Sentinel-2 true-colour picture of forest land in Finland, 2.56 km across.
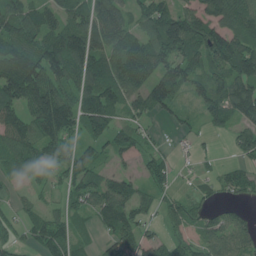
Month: July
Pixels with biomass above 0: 78%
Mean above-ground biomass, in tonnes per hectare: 79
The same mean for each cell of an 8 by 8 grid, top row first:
94 79 91 100 60 94 101 116
100 120 154 115 104 103 122 127
156 127 96 111 92 108 88 108
98 190 120 99 68 45 78 103
96 95 62 61 42 19 10 58
41 39 82 57 39 36 22 65
30 30 49 109 57 51 41 31
32 75 35 65 75 43 65 77
